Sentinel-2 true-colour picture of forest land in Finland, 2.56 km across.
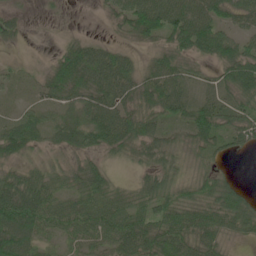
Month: June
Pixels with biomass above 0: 85%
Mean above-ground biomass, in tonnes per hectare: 45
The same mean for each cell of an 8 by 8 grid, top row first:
17 4 1 29 83 85 73 54
7 3 42 34 19 50 61 49
18 36 65 84 48 51 17 82
16 25 47 77 53 41 58 46
54 24 37 55 58 34 45 36
44 41 50 30 34 41 31 7
96 63 55 65 49 59 53 53
86 30 43 54 70 65 48 16
